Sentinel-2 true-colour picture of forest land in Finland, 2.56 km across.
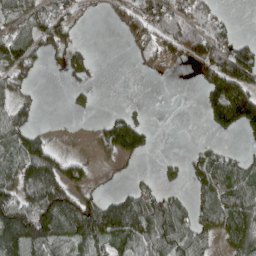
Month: April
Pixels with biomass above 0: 57%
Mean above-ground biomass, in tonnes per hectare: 78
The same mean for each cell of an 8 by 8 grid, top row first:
94 111 32 33 111 130 92 2
114 71 40 0 54 137 181 97
77 1 20 0 4 5 127 192
79 0 21 19 10 0 61 194
93 51 4 128 78 0 16 11
100 143 68 13 11 24 92 94
172 178 158 113 142 75 86 108
140 140 119 122 112 105 56 105
